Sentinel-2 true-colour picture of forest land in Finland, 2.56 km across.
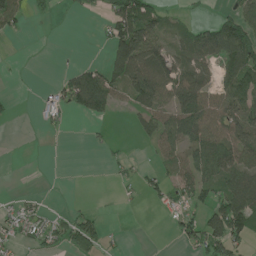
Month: June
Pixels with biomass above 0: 47%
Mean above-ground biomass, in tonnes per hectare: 49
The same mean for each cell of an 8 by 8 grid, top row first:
60 12 12 76 113 21 6 73
0 0 1 77 124 60 117 138
2 4 93 74 117 94 54 119
6 32 43 32 68 105 103 123
0 2 0 12 17 75 104 105
0 0 0 12 27 47 64 77
33 18 11 1 7 43 71 113
37 46 94 10 0 23 94 67
